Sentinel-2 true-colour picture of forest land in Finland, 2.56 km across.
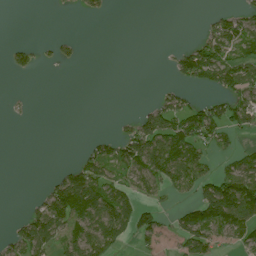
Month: July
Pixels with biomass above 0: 39%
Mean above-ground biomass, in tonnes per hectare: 43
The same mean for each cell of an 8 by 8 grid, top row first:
0 1 12 7 0 0 13 49
29 13 12 0 0 16 86 61
4 0 0 0 0 30 82 83
4 0 0 1 37 74 62 64
0 0 8 53 117 112 51 14
0 13 102 48 79 80 50 88
0 102 140 114 48 27 123 135
54 81 89 67 43 42 70 46
